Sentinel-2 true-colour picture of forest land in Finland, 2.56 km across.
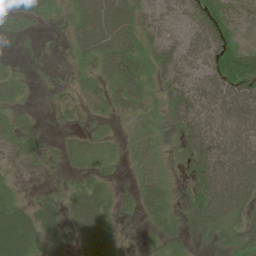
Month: June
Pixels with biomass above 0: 80%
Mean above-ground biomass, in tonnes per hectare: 42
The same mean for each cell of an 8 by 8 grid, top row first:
43 21 49 83 43 36 78 32
3 1 38 75 37 45 62 64
30 5 26 50 39 41 57 106
27 13 30 28 35 30 51 70
23 17 36 11 39 26 63 63
10 8 28 16 35 13 75 77
54 44 86 46 37 24 79 57
99 41 59 73 11 21 18 37
